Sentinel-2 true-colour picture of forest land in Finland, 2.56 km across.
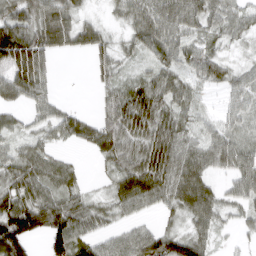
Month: March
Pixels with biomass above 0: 80%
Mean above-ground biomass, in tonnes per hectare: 47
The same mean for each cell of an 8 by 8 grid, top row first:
76 70 28 14 54 73 55 43
106 66 36 31 44 59 33 13
71 29 0 33 39 44 35 41
21 38 19 54 77 48 14 51
27 26 25 57 55 63 47 52
54 51 17 32 70 62 38 59
93 85 54 30 32 31 57 30
114 66 63 40 64 68 35 10
